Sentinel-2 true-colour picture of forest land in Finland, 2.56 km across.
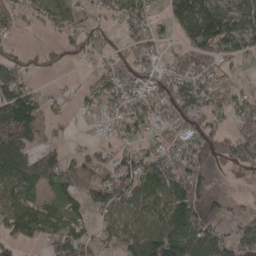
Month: April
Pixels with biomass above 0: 69%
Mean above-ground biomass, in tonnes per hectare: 59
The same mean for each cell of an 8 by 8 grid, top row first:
35 42 30 27 61 80 132 76
22 28 41 20 45 31 101 62
60 10 8 51 54 67 44 17
132 37 18 38 55 87 65 56
98 31 8 25 37 43 86 76
123 89 77 62 101 93 52 8
66 45 40 70 71 121 75 10
49 51 74 41 105 136 110 61
